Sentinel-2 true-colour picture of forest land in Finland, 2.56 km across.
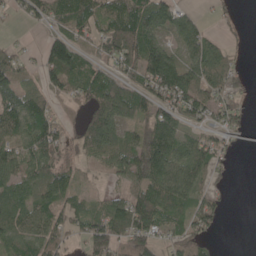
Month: May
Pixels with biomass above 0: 73%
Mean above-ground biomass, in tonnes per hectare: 58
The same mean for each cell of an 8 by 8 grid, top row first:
26 62 84 79 101 64 10 7
27 67 55 64 116 43 71 9
77 51 65 60 89 106 79 31
97 59 28 80 60 75 54 39
69 75 44 82 83 76 51 22
64 62 23 32 94 76 47 0
77 67 40 67 102 68 60 0
57 57 34 85 79 48 37 0
